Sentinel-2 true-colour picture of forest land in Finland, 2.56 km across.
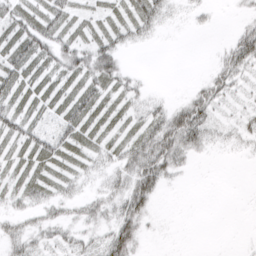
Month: March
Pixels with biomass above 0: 60%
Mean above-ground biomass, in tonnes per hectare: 22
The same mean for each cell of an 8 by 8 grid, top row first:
28 35 16 18 34 6 7 8
37 33 29 30 6 0 1 47
37 26 32 32 6 0 25 21
30 19 40 23 20 38 37 9
27 39 35 22 47 62 23 13
19 27 18 24 57 16 0 0
18 28 20 26 36 0 0 0
30 16 17 50 15 0 0 0
